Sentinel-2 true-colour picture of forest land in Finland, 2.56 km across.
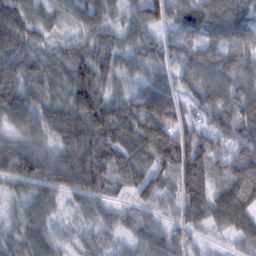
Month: February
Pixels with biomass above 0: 95%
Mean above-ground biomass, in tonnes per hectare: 77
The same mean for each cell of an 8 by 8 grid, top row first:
93 49 66 48 81 67 97 84
95 48 70 62 66 62 73 86
76 58 119 52 50 59 85 84
75 73 110 101 126 96 103 140
54 47 111 118 117 134 103 120
74 74 112 74 76 90 95 112
31 53 47 49 59 50 104 104
51 56 37 45 58 59 27 57
